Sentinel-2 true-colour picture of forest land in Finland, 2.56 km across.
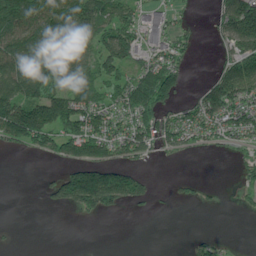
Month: June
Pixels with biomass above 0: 55%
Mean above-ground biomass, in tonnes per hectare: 71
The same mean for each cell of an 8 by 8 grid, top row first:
155 145 153 117 30 23 17 192
117 162 96 127 49 51 4 121
137 146 130 76 134 95 32 148
170 156 144 83 113 47 105 91
57 80 144 103 95 68 37 44
0 15 134 121 32 9 1 20
0 17 72 63 15 4 7 11
3 0 0 0 0 0 30 2
